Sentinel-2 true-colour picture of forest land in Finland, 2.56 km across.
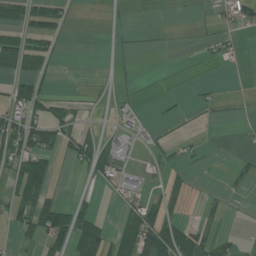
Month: July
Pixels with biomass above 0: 30%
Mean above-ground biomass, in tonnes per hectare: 23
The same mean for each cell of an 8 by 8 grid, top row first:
35 58 1 2 1 1 4 27
68 30 0 2 1 1 9 9
44 16 0 6 0 0 2 0
37 46 14 5 3 6 6 2
65 44 52 20 9 12 2 2
49 55 4 28 20 17 1 11
39 82 33 2 45 17 10 1
24 83 84 51 85 79 32 8
